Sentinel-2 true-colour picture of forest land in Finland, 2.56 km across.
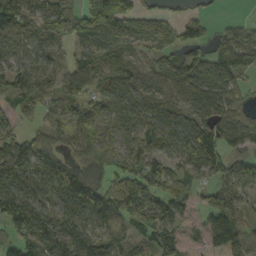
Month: September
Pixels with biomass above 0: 81%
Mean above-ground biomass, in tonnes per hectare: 93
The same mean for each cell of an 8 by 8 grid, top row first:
139 125 110 124 80 43 24 12
89 89 59 78 60 64 57 134
110 67 108 71 66 87 131 68
79 49 69 78 128 101 111 77
115 102 81 65 101 93 173 63
168 158 186 75 101 60 69 92
164 94 161 102 108 99 69 78
91 133 102 67 66 71 69 117
